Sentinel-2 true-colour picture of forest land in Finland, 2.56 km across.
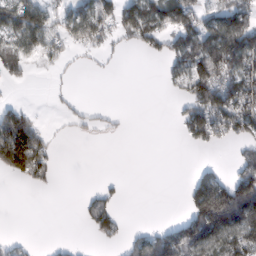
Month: February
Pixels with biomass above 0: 43%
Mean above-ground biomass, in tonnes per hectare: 63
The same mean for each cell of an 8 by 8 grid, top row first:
94 64 88 83 153 118 72 119
77 63 33 30 44 83 135 177
31 6 1 2 0 43 143 128
89 4 22 12 0 21 165 141
232 68 1 1 0 2 49 54
65 50 0 9 0 0 63 109
0 0 20 72 0 1 202 221
30 4 4 42 72 138 132 130
